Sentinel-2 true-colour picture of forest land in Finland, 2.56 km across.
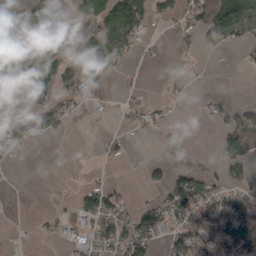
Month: March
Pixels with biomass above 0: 44%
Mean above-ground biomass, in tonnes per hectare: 47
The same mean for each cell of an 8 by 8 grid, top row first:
59 80 51 130 95 47 97 97
156 80 33 109 12 16 34 23
169 89 93 30 6 8 2 0
68 115 15 6 35 7 19 42
40 3 0 21 1 17 1 90
1 0 3 4 17 37 37 35
0 4 45 69 45 81 103 84
6 8 32 65 72 75 94 115
